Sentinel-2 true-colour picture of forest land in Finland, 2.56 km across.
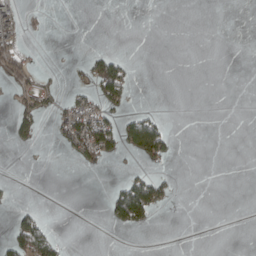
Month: April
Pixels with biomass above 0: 14%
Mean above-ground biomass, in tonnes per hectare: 17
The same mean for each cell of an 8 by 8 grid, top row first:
36 2 0 0 0 0 0 0
34 0 0 4 0 0 0 0
35 12 12 106 0 0 0 0
36 25 62 41 21 0 0 0
20 3 69 69 112 13 0 0
0 0 1 3 41 10 0 0
14 1 0 53 127 4 0 0
54 57 0 0 0 0 0 0
